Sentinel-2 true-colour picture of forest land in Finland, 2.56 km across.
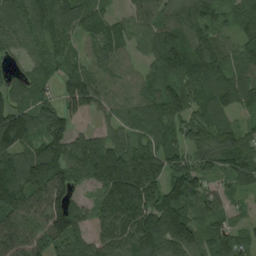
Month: August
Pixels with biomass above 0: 92%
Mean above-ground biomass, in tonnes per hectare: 103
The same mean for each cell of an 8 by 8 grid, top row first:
93 97 87 51 84 102 97 74
72 64 57 118 77 156 105 75
57 68 111 97 68 125 111 91
128 102 129 72 91 118 95 58
126 121 84 86 80 85 82 102
141 176 74 183 169 91 60 93
150 156 69 148 149 155 85 25
141 121 98 148 149 163 85 69
